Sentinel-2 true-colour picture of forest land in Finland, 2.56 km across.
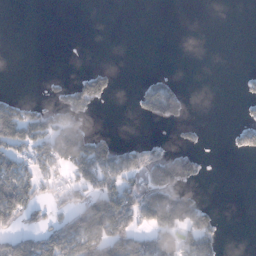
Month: January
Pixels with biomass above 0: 32%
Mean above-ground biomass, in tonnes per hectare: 35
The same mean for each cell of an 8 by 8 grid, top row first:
0 0 0 0 0 0 0 0
0 0 0 0 0 0 0 0
0 6 37 29 15 12 0 7
54 40 42 0 41 59 0 7
75 74 82 44 25 17 5 34
88 38 53 70 65 110 8 0
107 26 63 100 95 127 28 0
68 80 110 110 58 78 71 0
